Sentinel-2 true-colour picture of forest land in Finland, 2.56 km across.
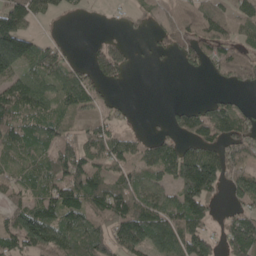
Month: May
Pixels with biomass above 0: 69%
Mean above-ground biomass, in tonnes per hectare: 68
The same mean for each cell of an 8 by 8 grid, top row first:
151 45 7 4 24 64 85 70
189 48 3 53 3 39 75 54
87 78 75 40 0 0 9 50
88 70 56 22 1 35 59 57
72 66 59 70 52 62 73 64
49 72 99 67 71 97 169 71
50 84 97 112 113 83 65 40
79 122 101 103 117 121 77 116
